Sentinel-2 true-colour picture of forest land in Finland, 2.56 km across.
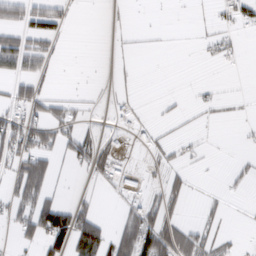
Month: February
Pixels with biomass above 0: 30%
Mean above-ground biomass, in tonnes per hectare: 23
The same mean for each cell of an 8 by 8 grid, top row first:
35 58 1 2 1 1 4 27
68 30 0 2 1 1 9 9
44 16 0 6 0 0 2 0
37 46 14 5 3 6 6 2
65 44 52 20 9 12 2 2
49 55 4 28 20 17 1 11
39 82 33 2 45 17 10 1
24 83 84 51 85 79 32 8
